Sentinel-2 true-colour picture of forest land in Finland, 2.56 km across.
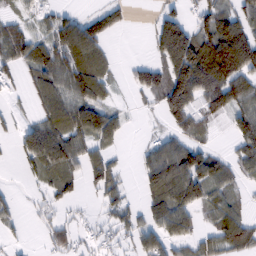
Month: February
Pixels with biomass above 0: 62%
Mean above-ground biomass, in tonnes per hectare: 62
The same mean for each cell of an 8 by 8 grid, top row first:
22 37 38 49 1 48 64 65
72 77 117 16 3 167 130 181
25 74 93 34 61 138 128 103
15 73 85 56 10 94 57 70
29 144 73 46 19 67 28 57
3 60 49 68 58 143 99 39
22 33 10 51 47 125 57 41
11 40 32 24 63 59 43 93
